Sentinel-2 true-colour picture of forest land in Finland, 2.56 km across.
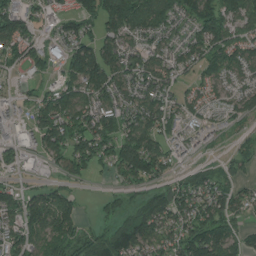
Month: July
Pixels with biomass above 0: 76%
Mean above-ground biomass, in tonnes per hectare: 86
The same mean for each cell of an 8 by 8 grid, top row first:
108 45 110 126 122 78 136 105
89 45 120 92 77 67 107 82
21 30 126 136 110 67 49 68
27 126 134 120 125 63 39 56
55 99 109 108 138 30 10 28
29 23 46 32 120 47 71 37
88 143 54 41 137 120 115 58
90 121 106 181 150 105 154 73
